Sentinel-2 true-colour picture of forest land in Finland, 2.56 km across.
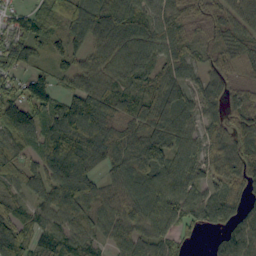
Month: September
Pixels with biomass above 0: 91%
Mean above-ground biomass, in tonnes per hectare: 73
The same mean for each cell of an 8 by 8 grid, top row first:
44 56 104 121 79 63 66 76
88 48 54 100 88 68 51 79
62 51 74 88 57 65 56 54
99 86 129 73 67 94 55 62
85 71 114 93 109 88 65 80
43 82 88 51 96 91 47 88
53 58 56 54 101 87 106 58
105 30 60 50 68 51 10 74
